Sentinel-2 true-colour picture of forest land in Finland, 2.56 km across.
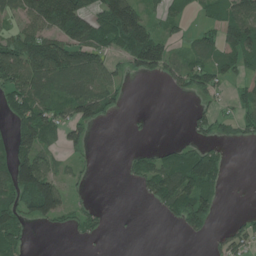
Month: June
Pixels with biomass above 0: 51%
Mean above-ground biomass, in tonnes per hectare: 55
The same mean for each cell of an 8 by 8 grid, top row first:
35 114 122 141 70 37 35 82
85 103 93 61 141 20 59 123
85 80 96 52 20 42 69 39
65 80 92 35 2 0 38 47
82 66 45 0 5 26 43 26
124 96 15 0 64 119 118 0
81 121 23 3 5 87 88 2
57 0 15 2 0 1 18 46
